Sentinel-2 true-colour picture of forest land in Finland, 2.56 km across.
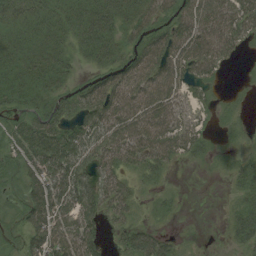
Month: August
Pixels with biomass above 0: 77%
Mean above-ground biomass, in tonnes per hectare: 38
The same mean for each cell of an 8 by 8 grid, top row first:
32 35 41 43 39 51 73 61
37 41 26 35 54 64 69 22
35 38 21 57 69 56 26 2
24 42 46 67 72 41 8 5
33 67 54 63 66 52 20 7
22 64 52 43 23 2 2 29
19 69 54 40 8 8 0 28
14 66 62 11 49 15 1 32
